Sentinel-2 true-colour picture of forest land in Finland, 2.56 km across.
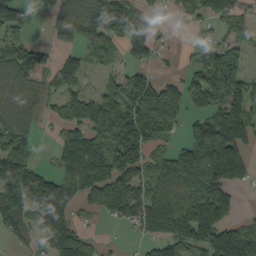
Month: September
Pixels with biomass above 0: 68%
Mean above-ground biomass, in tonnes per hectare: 93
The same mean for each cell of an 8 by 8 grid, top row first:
17 43 85 120 57 15 72 70
59 31 48 47 72 13 48 55
89 38 43 48 87 47 134 123
89 36 108 189 142 75 90 141
99 7 126 150 124 35 253 147
153 69 180 156 83 150 184 102
131 177 63 84 109 140 190 29
45 102 101 4 44 131 131 146
